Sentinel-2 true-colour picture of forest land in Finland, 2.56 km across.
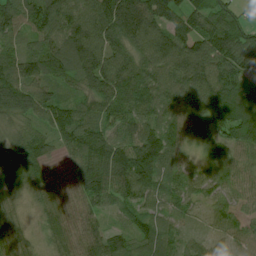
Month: July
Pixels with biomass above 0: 97%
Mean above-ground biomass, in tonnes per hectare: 87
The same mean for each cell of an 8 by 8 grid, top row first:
86 109 105 144 139 93 102 53
53 89 145 107 94 108 122 116
108 84 87 131 102 88 102 82
72 85 84 82 93 74 98 127
59 55 99 109 130 91 69 92
73 52 83 123 149 81 63 66
54 43 71 62 75 65 40 47
78 41 79 78 96 72 51 61
